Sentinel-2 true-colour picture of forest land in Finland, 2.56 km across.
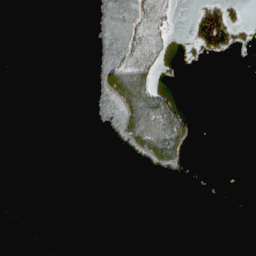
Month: April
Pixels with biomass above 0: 11%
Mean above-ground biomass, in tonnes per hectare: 10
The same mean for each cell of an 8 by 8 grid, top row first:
0 0 0 0 10 8 94 20
0 0 0 3 17 3 71 22
0 0 0 45 61 2 0 0
0 0 0 3 103 53 0 0
0 0 0 1 50 77 0 0
0 0 0 0 0 1 0 0
0 0 0 0 0 0 0 0
0 0 0 0 0 0 0 0
